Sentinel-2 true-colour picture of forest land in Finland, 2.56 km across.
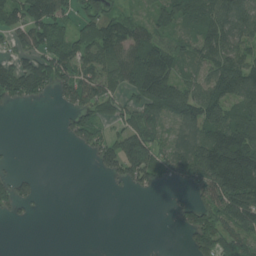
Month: July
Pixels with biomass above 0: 61%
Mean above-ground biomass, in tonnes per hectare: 78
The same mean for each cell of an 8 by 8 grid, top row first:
86 156 68 73 37 100 111 125
65 104 89 117 142 90 125 99
132 120 120 75 157 104 83 131
4 2 89 60 80 122 121 97
3 0 47 87 115 70 152 184
40 0 0 45 92 72 164 241
48 2 0 0 0 33 105 172
0 0 0 0 2 0 120 115
